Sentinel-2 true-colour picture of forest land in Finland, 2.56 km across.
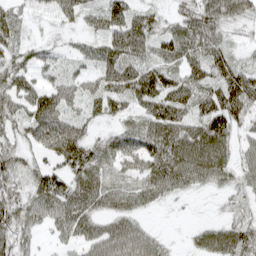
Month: April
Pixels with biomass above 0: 82%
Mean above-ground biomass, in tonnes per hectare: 60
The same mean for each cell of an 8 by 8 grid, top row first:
42 27 49 84 56 38 85 63
48 26 30 86 65 68 73 20
60 39 46 77 104 64 66 86
56 100 43 54 63 86 90 82
40 71 91 52 78 90 99 38
51 73 75 45 68 91 73 44
72 77 85 59 41 5 3 33
58 15 56 88 71 7 59 75
